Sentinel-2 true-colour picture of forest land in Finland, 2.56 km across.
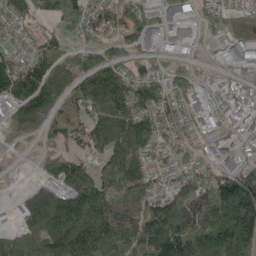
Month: May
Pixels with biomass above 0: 81%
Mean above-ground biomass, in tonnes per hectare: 89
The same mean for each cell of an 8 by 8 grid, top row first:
91 78 112 74 57 16 55 73
54 85 53 69 42 7 8 40
149 123 87 113 110 58 20 14
60 85 73 135 119 76 14 41
7 35 52 124 113 71 24 36
1 33 81 127 92 69 82 119
26 127 146 142 96 165 177 241
77 150 172 159 159 199 185 200
